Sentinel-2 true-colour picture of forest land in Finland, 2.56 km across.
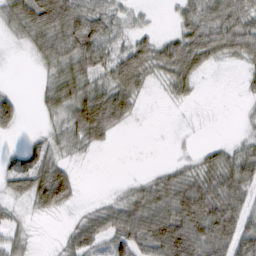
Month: February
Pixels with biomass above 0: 69%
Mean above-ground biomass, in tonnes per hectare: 46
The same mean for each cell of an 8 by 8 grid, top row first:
75 118 80 41 12 21 56 62
10 66 80 50 47 62 60 59
1 31 72 60 44 55 5 9
52 29 74 96 9 4 4 5
6 31 36 15 0 6 13 27
59 88 16 1 12 40 63 73
20 53 14 41 73 91 98 59
36 2 56 53 76 134 101 76
